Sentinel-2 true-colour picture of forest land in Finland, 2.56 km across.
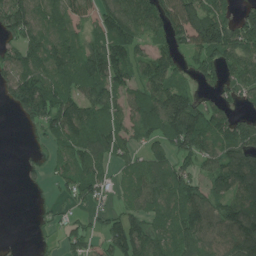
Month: July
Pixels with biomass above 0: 76%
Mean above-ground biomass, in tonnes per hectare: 98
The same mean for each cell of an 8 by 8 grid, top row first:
173 92 126 168 130 179 166 83
89 125 110 154 55 92 164 128
135 131 119 136 107 81 51 97
52 158 136 84 130 200 108 50
1 44 123 108 64 124 117 127
3 37 116 41 101 106 74 124
0 23 33 41 87 101 104 115
6 14 55 109 114 124 114 119
